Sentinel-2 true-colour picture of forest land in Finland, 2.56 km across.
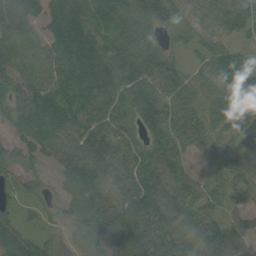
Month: August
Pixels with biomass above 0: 90%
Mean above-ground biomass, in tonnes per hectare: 59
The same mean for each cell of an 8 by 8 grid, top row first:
58 43 56 62 67 64 75 94
47 38 78 58 65 28 52 31
43 36 66 69 77 64 57 92
40 58 65 65 78 62 58 88
45 59 69 63 47 69 48 63
39 23 81 59 67 57 29 54
28 30 63 76 102 72 53 34
62 40 37 72 86 77 67 54
